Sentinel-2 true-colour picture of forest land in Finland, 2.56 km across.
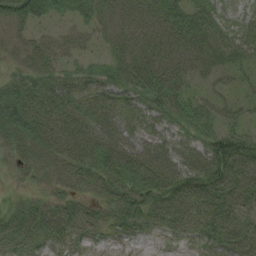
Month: August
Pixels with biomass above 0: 85%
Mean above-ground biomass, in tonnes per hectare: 41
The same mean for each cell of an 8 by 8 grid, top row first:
48 30 32 28 34 48 44 17
19 47 32 25 40 39 43 37
32 45 40 53 61 43 18 18
49 51 47 45 43 50 35 25
35 36 49 52 42 44 60 63
10 26 36 55 66 62 76 65
30 45 36 38 45 57 61 48
51 39 25 14 10 15 36 52
